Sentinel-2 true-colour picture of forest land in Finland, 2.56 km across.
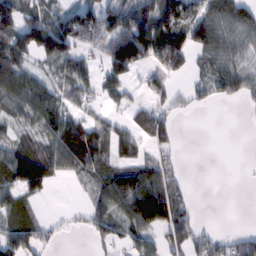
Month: February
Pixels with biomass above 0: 64%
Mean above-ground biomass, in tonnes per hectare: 60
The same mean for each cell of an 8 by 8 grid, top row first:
91 78 108 93 94 75 73 85
95 70 58 119 140 114 74 42
96 46 102 61 28 24 50 63
54 90 55 28 35 33 5 3
54 80 186 73 40 33 0 0
117 89 48 69 94 44 0 0
64 4 12 76 133 91 0 0
80 31 1 49 60 55 45 43
